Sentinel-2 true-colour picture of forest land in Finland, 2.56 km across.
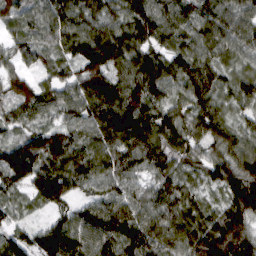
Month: March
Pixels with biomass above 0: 98%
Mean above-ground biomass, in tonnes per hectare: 106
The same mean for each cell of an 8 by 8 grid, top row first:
90 114 119 88 111 120 112 99
64 78 127 145 95 89 100 98
80 57 104 122 157 106 109 87
71 77 101 155 130 87 98 63
109 145 100 126 142 93 86 98
136 140 106 102 67 99 82 141
47 62 80 126 97 105 63 142
86 150 135 135 142 125 142 130
